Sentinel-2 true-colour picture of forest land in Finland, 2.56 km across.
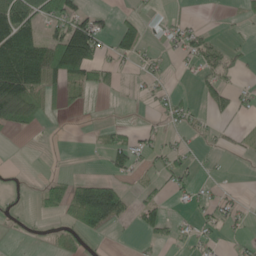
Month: June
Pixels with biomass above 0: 37%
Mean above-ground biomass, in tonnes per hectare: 33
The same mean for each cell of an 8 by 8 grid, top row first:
105 39 60 15 28 9 1 9
161 102 195 38 38 22 46 14
134 86 56 20 18 2 35 16
75 22 5 3 5 28 19 18
0 3 5 42 29 21 5 7
3 11 16 27 13 32 7 0
9 35 107 125 40 8 26 17
2 11 26 2 10 15 20 13
